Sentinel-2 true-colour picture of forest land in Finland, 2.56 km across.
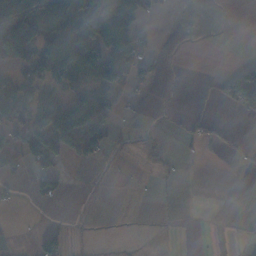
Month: November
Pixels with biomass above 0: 32%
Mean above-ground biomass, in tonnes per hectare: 38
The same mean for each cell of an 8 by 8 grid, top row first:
147 138 159 239 52 1 0 0
165 72 143 156 44 1 1 0
27 53 44 79 40 1 2 78
49 128 144 32 2 2 2 22
38 124 77 13 8 2 20 2
22 52 10 2 1 4 0 0
7 5 4 11 0 0 0 0
0 5 2 3 8 1 1 2
